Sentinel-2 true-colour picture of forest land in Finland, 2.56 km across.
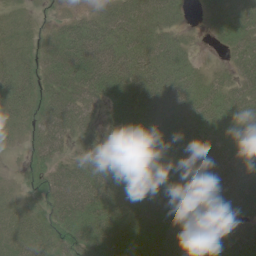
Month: June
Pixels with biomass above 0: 89%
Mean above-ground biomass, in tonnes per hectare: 37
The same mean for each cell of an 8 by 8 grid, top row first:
16 5 23 51 59 29 31 52
37 35 67 55 53 40 4 36
51 42 65 66 56 47 28 38
41 48 51 29 51 51 41 38
11 48 19 36 40 34 14 21
6 35 55 54 42 25 9 8
25 36 61 52 43 31 21 14
42 35 49 58 35 37 27 27
